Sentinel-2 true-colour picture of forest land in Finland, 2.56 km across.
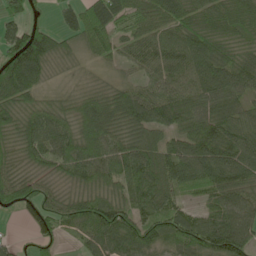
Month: May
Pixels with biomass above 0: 90%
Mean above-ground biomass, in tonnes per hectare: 73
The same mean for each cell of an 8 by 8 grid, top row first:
61 15 76 75 71 72 67 73
130 106 45 54 75 87 85 50
136 34 15 23 47 71 105 76
79 60 70 104 112 99 81 62
61 84 80 69 76 62 106 91
63 48 61 70 106 79 88 89
60 75 85 91 88 57 51 90
21 45 35 90 93 77 86 104
